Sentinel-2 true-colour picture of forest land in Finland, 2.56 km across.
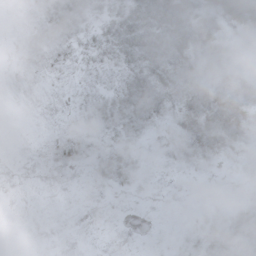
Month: October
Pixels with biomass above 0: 69%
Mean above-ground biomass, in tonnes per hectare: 24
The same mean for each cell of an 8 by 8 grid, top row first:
4 31 30 36 77 80 38 67
3 18 22 50 75 71 42 8
3 7 8 17 61 61 44 41
1 5 7 31 51 35 68 63
1 7 19 17 6 23 51 29
4 7 5 30 8 5 2 4
0 3 6 5 2 2 10 21
0 3 4 7 3 5 33 58
